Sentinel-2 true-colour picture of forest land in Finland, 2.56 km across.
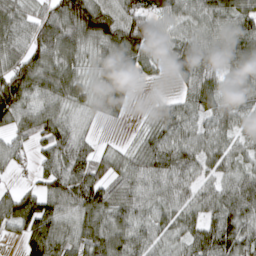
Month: April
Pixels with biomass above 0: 87%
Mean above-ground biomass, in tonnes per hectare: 77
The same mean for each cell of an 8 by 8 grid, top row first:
69 95 150 106 102 80 79 95
70 108 66 94 70 60 69 106
138 97 65 72 23 25 80 79
126 105 46 45 12 63 67 63
58 76 65 12 55 79 62 44
19 72 109 64 82 76 48 63
124 97 101 90 57 63 68 101
33 138 93 109 71 50 97 102
